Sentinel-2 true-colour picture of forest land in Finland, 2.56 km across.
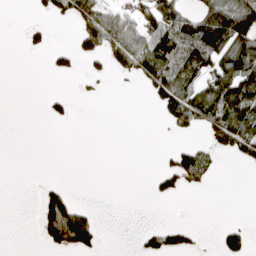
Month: April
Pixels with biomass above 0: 30%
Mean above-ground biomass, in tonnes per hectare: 37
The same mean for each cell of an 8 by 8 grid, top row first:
0 21 46 53 69 88 93 124
1 27 28 57 74 89 132 112
0 3 11 11 37 110 84 134
0 21 1 0 1 83 97 110
0 0 0 0 0 13 32 81
0 1 0 0 2 71 51 0
0 107 43 0 0 0 0 0
0 60 89 0 22 34 1 56
